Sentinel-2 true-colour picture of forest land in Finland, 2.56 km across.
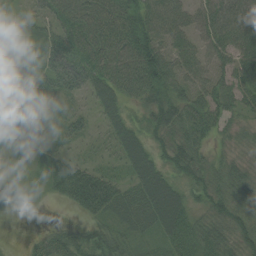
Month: August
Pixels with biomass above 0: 88%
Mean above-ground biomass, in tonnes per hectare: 43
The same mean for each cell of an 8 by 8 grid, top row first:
14 41 58 56 62 60 54 61
26 56 57 63 80 45 42 59
19 61 63 61 87 53 47 55
16 17 21 43 42 56 56 36
14 18 19 28 54 45 29 30
8 42 74 26 68 40 43 38
11 2 43 56 57 71 42 44
1 30 39 48 23 47 49 53
